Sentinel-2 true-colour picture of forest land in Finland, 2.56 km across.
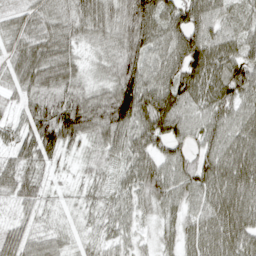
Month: April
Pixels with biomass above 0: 95%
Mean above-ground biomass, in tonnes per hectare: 61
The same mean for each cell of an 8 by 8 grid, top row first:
40 54 60 56 97 77 71 35
51 77 34 46 78 86 97 63
53 70 40 53 86 90 95 85
29 71 93 100 93 87 73 62
50 71 35 57 65 71 70 70
65 20 12 28 79 81 95 93
29 18 17 42 38 51 73 94
55 34 13 35 20 45 77 83
